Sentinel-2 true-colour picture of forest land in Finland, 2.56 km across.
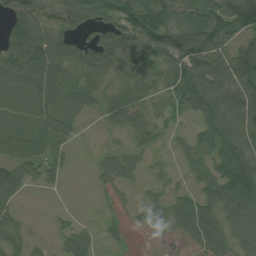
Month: July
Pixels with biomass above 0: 74%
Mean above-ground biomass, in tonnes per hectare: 64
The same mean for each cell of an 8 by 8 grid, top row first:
80 74 100 94 118 77 97 99
80 94 71 105 116 125 128 67
56 81 61 47 43 68 122 111
36 80 35 46 35 46 103 114
90 76 14 11 38 21 65 114
83 52 2 44 30 25 71 146
42 6 5 13 28 53 70 92
49 17 64 17 2 13 67 47
